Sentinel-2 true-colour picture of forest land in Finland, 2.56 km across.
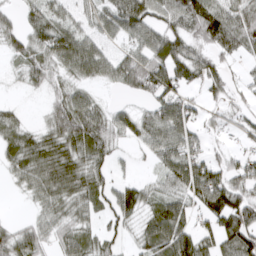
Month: March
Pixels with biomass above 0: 75%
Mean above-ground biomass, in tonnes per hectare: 56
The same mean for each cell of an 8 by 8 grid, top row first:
26 58 37 66 85 73 107 66
43 70 84 28 72 67 57 62
11 47 41 44 88 81 61 21
20 32 88 38 36 77 26 31
61 66 81 52 43 72 29 16
35 79 78 34 13 68 98 53
1 54 53 54 56 71 79 95
62 45 62 35 49 111 48 101
